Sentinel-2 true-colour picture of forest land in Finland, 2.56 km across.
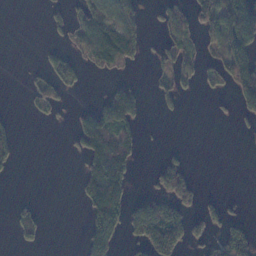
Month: November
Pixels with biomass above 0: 33%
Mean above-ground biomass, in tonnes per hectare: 47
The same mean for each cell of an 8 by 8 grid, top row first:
0 16 44 94 55 63 79 212
0 14 39 119 45 52 32 174
0 47 28 18 5 50 36 137
3 28 39 137 33 8 3 40
42 0 79 121 19 3 0 1
5 0 41 131 5 112 0 0
22 3 14 108 82 85 34 7
16 7 17 61 83 106 37 91
